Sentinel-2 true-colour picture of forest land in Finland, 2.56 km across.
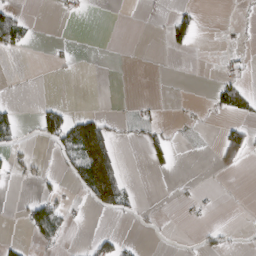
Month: March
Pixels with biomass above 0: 16%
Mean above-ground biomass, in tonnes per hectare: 18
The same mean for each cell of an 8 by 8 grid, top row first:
30 1 6 0 2 19 0 2
35 5 1 0 0 15 0 4
1 1 1 0 0 0 2 23
14 41 18 2 8 2 8 34
16 22 161 67 24 10 1 58
7 7 66 168 1 5 1 3
2 50 7 88 5 4 5 1
8 28 1 23 2 1 14 2
